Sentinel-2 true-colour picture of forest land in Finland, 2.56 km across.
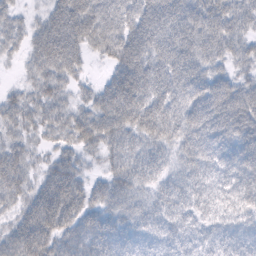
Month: February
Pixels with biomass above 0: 92%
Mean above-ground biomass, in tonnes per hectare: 58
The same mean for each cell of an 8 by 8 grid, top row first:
33 50 92 75 81 80 74 56
30 88 62 68 84 83 69 42
13 68 29 49 87 78 66 43
56 54 47 85 91 73 83 85
43 27 49 57 52 54 71 62
62 53 44 52 51 38 50 67
39 86 67 50 42 47 42 54
65 67 69 64 35 33 32 42
